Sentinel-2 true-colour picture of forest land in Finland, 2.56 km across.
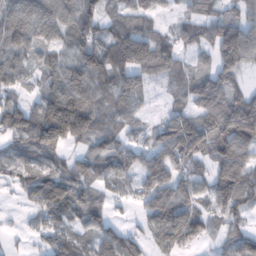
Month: February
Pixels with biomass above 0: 81%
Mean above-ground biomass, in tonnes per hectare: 80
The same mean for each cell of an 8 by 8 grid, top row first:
78 94 105 69 80 26 66 63
80 59 98 131 146 83 62 144
56 61 109 109 59 46 84 51
86 147 158 77 28 63 96 136
73 144 69 84 50 139 110 131
33 85 69 70 71 85 70 133
10 109 88 34 55 103 51 71
11 55 63 68 49 97 37 67
